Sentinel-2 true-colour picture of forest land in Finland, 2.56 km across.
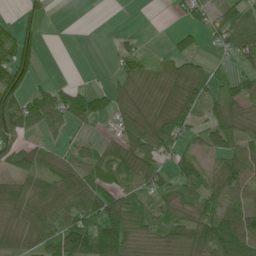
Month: June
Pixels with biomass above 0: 71%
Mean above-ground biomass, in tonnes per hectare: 57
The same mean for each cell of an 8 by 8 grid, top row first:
11 10 0 0 0 12 60 74
65 2 1 14 14 32 26 88
60 11 4 21 52 72 55 47
93 83 74 58 68 82 56 53
62 36 31 45 88 56 58 66
56 71 76 85 76 59 57 81
66 85 92 107 48 68 77 64
58 79 129 125 58 59 91 112
